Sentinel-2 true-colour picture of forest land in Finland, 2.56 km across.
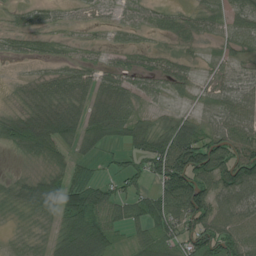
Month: July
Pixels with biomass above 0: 78%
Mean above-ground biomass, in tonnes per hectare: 55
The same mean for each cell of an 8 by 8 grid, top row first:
20 23 10 21 32 27 39 43
28 28 14 31 28 19 12 45
9 39 53 57 40 55 15 41
27 90 67 83 23 17 26 75
62 94 63 33 65 119 95 106
16 41 53 32 75 142 101 131
33 68 94 67 74 102 97 97
11 37 122 51 54 70 115 84
